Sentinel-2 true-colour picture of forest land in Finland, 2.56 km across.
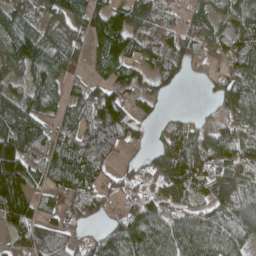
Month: April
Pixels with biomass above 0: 82%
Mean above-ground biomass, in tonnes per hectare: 89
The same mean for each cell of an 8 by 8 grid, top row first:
89 72 89 115 125 45 90 87
132 99 59 144 87 97 94 95
66 92 35 83 64 54 36 103
123 69 90 149 42 20 27 99
140 73 102 100 36 122 102 105
182 65 100 37 68 180 94 92
163 39 82 30 103 76 60 107
69 90 42 91 148 125 116 82
